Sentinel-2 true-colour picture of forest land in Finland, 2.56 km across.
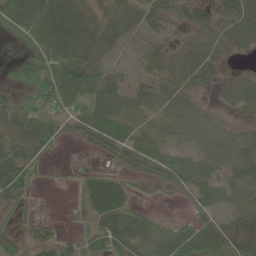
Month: June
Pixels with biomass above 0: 76%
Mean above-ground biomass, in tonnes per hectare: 42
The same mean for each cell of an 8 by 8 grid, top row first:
86 81 67 61 54 39 34 42
21 78 76 46 31 32 45 28
39 90 94 57 36 46 26 36
54 60 46 53 25 43 23 23
58 38 12 37 19 23 43 45
79 6 14 30 18 41 30 35
18 0 18 79 14 2 36 18
23 24 24 50 64 92 80 61
